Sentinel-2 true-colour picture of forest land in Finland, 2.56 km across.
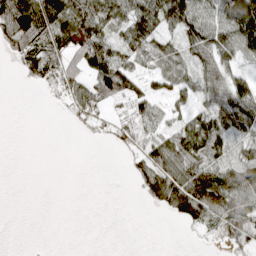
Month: April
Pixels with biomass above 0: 58%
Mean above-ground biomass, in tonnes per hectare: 52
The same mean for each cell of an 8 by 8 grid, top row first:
196 111 104 76 105 108 71 163
61 84 84 62 70 56 92 107
5 57 35 133 43 56 66 68
0 1 32 19 41 32 63 108
0 0 2 15 50 72 90 47
0 0 0 0 66 110 103 89
0 0 0 0 9 98 132 95
0 0 0 0 0 0 8 55
